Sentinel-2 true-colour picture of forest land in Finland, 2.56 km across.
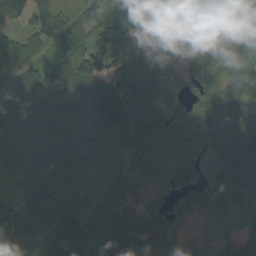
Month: September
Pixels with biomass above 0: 95%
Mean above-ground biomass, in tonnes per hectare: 94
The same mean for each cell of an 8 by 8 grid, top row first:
79 104 48 85 41 58 77 57
115 48 117 205 104 57 104 104
92 105 123 104 93 35 87 105
105 103 81 126 109 48 75 108
106 114 113 104 101 72 75 112
80 123 108 93 85 91 83 123
78 140 94 93 73 60 147 88
93 110 135 109 118 67 64 73
